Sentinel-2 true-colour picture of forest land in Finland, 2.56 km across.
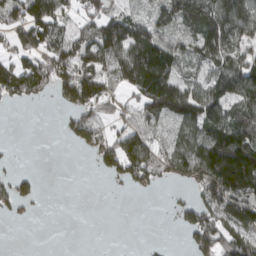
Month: March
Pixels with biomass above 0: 61%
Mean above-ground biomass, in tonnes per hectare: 78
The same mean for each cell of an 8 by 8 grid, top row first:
86 156 68 73 37 100 111 125
65 104 89 117 142 90 125 99
132 120 120 75 157 104 83 131
4 2 89 60 80 122 121 97
3 0 47 87 115 70 152 184
40 0 0 45 92 72 164 241
48 2 0 0 0 33 105 172
0 0 0 0 2 0 120 115
